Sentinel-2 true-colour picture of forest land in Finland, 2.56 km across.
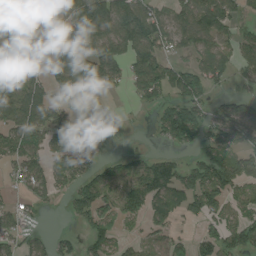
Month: August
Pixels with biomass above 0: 64%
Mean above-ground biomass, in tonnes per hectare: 78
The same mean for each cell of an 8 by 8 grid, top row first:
47 32 156 183 119 85 148 60
61 50 140 127 138 71 86 82
48 77 170 64 118 92 98 50
123 110 44 12 10 113 59 115
86 65 52 23 5 54 66 91
48 87 74 74 111 97 107 125
38 21 79 71 85 76 96 60
54 38 38 55 34 58 72 79
